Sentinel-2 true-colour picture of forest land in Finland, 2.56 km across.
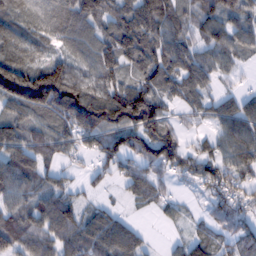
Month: February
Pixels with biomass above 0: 83%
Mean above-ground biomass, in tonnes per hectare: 84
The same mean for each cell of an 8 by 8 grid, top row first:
94 88 113 101 120 78 80 86
101 55 72 106 113 93 73 67
203 187 90 92 102 100 70 28
78 97 147 152 177 35 57 84
95 81 74 100 121 87 47 109
96 59 27 49 75 62 90 82
74 100 64 29 23 36 45 72
100 87 86 107 38 19 53 73
